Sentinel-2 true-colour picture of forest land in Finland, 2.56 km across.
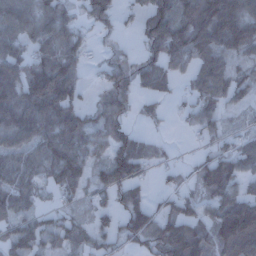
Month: December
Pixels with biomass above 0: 75%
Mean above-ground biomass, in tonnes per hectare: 76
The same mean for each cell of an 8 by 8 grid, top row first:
103 85 41 76 68 112 157 112
66 73 57 29 66 126 93 73
103 141 52 92 66 44 111 35
106 117 76 81 32 10 55 22
80 98 90 96 33 5 28 44
93 66 96 113 50 25 125 81
71 32 29 56 76 47 57 137
76 55 63 54 95 126 118 178
